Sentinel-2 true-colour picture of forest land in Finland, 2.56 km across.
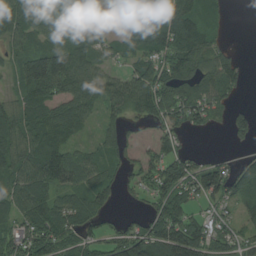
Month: August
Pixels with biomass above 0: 77%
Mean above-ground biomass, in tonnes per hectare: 77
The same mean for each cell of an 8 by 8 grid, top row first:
92 90 68 24 95 94 51 0
47 98 92 50 95 116 95 11
54 209 115 65 122 116 92 53
73 90 86 52 67 105 80 34
84 100 38 55 24 51 0 25
78 117 81 43 55 133 118 93
84 99 90 30 30 100 42 66
79 106 78 73 132 164 94 57
